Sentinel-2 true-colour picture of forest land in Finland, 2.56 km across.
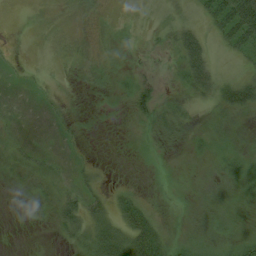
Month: August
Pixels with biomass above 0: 72%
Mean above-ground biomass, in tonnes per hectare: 14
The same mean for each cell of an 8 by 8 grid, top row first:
4 10 12 3 10 18 33 78
3 10 10 4 6 26 31 36
8 5 3 7 10 11 40 30
9 8 2 2 19 24 8 24
12 8 4 1 5 11 10 9
7 15 12 3 1 3 7 15
1 9 35 24 27 2 14 5
0 2 21 47 57 12 15 17
